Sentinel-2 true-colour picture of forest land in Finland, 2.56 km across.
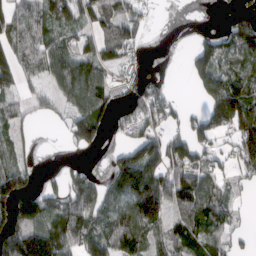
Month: March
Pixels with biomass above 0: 65%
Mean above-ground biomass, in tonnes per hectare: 76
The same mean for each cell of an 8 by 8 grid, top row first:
81 106 85 76 37 0 1 40
81 83 66 74 21 0 82 122
50 50 132 43 47 1 127 90
42 32 85 59 94 51 113 181
41 0 72 12 121 93 58 124
90 13 59 87 165 95 69 40
148 108 121 88 170 68 91 14
148 158 101 110 84 62 75 21
